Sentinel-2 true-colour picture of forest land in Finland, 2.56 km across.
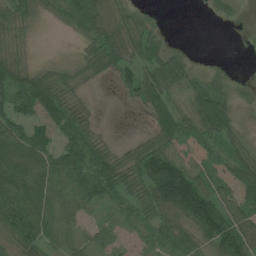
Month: July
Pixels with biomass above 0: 79%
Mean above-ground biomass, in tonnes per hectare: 54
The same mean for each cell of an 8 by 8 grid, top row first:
48 13 67 43 29 0 11 15
22 0 17 71 57 17 0 2
69 62 34 23 78 57 37 14
60 66 47 1 19 59 112 32
71 58 86 27 45 59 76 34
80 74 96 86 93 160 54 127
127 59 50 18 48 121 131 83
62 62 31 37 16 62 73 85
